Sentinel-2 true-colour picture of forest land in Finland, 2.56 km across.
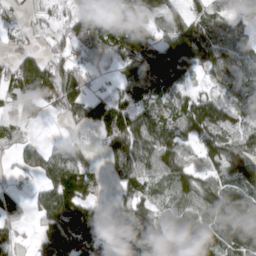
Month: April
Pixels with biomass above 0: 80%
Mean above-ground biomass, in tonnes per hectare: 76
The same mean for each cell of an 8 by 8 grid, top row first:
33 24 94 96 86 63 71 49
34 29 59 85 107 145 110 77
79 121 54 24 146 99 36 97
43 27 69 110 93 70 111 90
38 25 38 81 114 97 92 87
18 63 116 41 85 101 64 110
56 85 131 31 62 71 94 119
42 85 136 38 75 43 95 132
